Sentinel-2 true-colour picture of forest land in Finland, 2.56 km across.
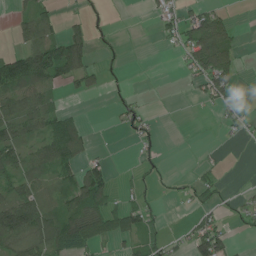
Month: June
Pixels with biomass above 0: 45%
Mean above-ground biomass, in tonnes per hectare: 41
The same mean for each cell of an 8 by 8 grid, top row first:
21 39 19 6 4 35 70 3
30 118 96 10 0 23 127 31
143 90 52 6 0 2 79 26
79 72 14 7 24 0 5 22
81 82 62 1 30 0 2 3
59 54 69 34 17 8 18 0
109 64 91 64 49 2 28 20
76 82 84 38 48 15 95 6
